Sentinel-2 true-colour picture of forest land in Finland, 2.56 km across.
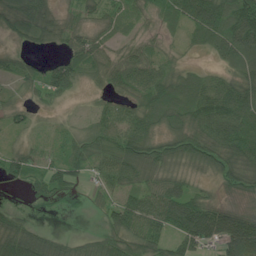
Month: June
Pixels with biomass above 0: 82%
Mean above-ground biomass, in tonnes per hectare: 58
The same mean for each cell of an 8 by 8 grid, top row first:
67 55 40 36 36 79 156 115
23 16 60 33 37 14 51 105
30 63 48 38 74 75 54 60
27 12 9 49 71 89 102 89
21 22 49 63 91 69 99 98
37 59 35 74 63 51 29 67
18 6 1 57 85 121 89 33
75 45 25 62 79 63 72 139
